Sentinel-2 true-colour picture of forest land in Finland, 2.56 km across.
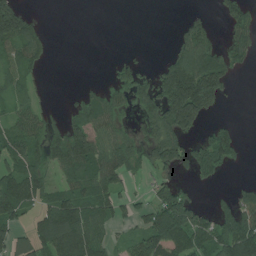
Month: July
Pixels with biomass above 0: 55%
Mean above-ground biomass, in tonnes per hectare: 79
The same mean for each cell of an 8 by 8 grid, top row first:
186 2 0 0 0 4 26 72
96 35 0 0 0 65 99 73
60 6 4 38 68 223 210 9
63 32 69 80 102 251 98 0
101 93 174 105 86 116 100 38
121 64 92 119 22 33 66 3
129 88 112 82 47 179 29 93
86 128 168 50 105 148 102 184
